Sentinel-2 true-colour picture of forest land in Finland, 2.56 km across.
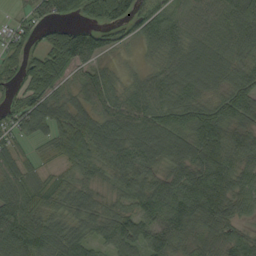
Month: September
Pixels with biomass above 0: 90%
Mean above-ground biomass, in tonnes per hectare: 68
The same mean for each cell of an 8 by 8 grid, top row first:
24 63 34 89 62 55 65 103
62 77 113 33 34 65 70 74
43 108 48 43 47 69 65 67
58 85 67 81 81 76 78 85
34 44 86 101 87 88 118 72
47 33 43 60 72 68 129 81
54 36 68 52 74 94 110 58
74 52 69 73 91 67 53 56
